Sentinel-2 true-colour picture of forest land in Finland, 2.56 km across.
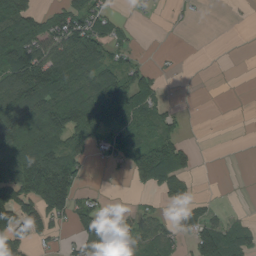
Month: August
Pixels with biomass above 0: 53%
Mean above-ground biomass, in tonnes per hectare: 65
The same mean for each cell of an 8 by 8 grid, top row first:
128 57 89 33 3 5 1 2
139 96 132 62 5 1 0 0
124 158 109 113 60 2 0 0
117 152 158 126 77 22 0 0
160 126 50 55 78 76 0 0
127 153 43 3 66 89 0 0
128 118 77 20 24 52 36 2
84 33 89 176 77 48 124 72
